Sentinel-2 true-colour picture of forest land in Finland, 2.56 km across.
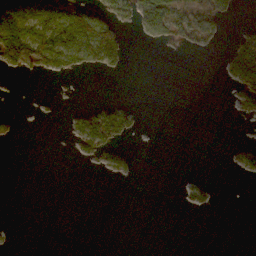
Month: November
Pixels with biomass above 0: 21%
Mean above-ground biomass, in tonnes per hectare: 17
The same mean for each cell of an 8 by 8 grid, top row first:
76 77 68 37 41 30 41 3
111 67 76 59 1 12 9 54
2 4 2 2 0 0 0 55
4 2 28 63 2 0 0 19
4 0 29 44 0 0 0 10
0 0 0 10 0 0 3 7
0 0 0 0 0 1 8 0
0 0 0 0 0 0 0 0
